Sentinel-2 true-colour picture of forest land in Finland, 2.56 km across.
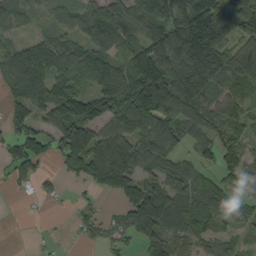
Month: September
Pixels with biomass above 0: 75%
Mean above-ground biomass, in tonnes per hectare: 89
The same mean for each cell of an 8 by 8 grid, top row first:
76 44 82 135 133 118 150 129
77 123 65 94 106 143 198 67
145 106 92 91 186 179 164 103
65 57 131 118 167 161 104 73
86 67 158 156 102 47 74 72
62 22 32 129 85 84 38 57
1 9 30 15 154 112 107 32
0 10 19 39 40 60 67 40
